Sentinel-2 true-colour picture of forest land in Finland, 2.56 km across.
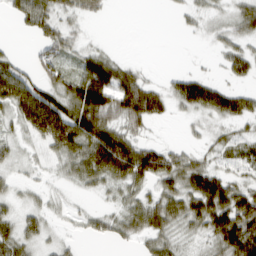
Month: March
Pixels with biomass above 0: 67%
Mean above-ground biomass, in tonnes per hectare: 40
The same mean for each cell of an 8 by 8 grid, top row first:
27 52 28 4 0 7 18 40
5 42 23 7 0 0 6 29
81 51 78 89 36 28 37 22
54 102 90 76 81 17 57 55
23 41 77 103 40 11 18 36
13 10 40 62 64 55 65 20
20 20 10 20 56 52 84 75
48 17 9 19 29 31 32 98
